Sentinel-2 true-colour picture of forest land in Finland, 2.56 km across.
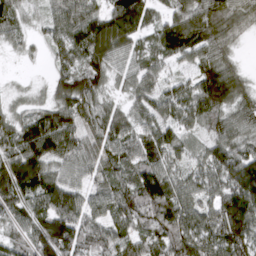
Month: March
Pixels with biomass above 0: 92%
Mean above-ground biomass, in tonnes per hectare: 78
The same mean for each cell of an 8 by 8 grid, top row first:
59 49 103 116 93 74 101 67
25 37 97 99 52 86 83 18
6 27 95 51 57 44 115 57
40 83 88 64 70 70 81 68
89 117 73 77 85 78 62 77
136 94 50 63 96 62 71 129
83 87 81 69 99 98 64 139
52 139 94 83 62 104 93 110
